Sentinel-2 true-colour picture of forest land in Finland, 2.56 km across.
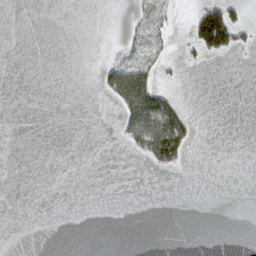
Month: March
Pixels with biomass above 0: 11%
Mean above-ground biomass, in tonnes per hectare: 10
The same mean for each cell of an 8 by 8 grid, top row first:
0 0 0 0 10 8 94 20
0 0 0 3 17 3 71 22
0 0 0 45 61 2 0 0
0 0 0 3 103 53 0 0
0 0 0 1 50 77 0 0
0 0 0 0 0 1 0 0
0 0 0 0 0 0 0 0
0 0 0 0 0 0 0 0
